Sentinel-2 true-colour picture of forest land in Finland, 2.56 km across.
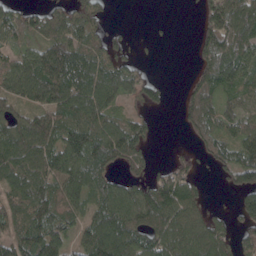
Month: April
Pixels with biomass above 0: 73%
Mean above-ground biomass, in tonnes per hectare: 70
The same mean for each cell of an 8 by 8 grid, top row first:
55 63 67 11 0 0 69 106
40 80 90 48 4 1 89 105
85 129 119 104 49 0 83 98
42 84 105 66 36 14 86 66
100 86 120 105 50 2 56 75
87 95 103 57 44 63 10 87
68 89 56 103 106 106 27 53
79 105 51 138 94 104 122 65
